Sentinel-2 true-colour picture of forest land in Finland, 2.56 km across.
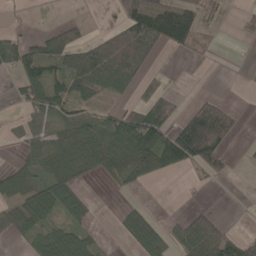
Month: May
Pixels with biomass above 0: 49%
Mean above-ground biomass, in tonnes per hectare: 49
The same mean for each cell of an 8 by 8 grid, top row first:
4 1 6 3 119 88 10 17
86 79 82 109 120 28 10 1
42 94 89 92 33 1 0 0
12 66 35 36 82 38 119 18
12 58 78 107 114 108 134 7
61 63 42 46 61 11 25 1
66 87 52 3 23 1 15 0
20 78 56 3 79 44 115 46
